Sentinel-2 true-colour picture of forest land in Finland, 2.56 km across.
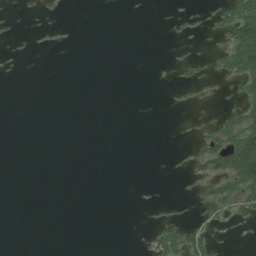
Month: July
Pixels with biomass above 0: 13%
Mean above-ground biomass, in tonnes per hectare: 10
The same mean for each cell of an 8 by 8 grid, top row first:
3 2 0 0 0 4 8 71
1 2 0 0 0 2 2 91
0 0 0 0 0 4 13 34
0 0 0 0 0 3 2 28
0 0 0 0 0 1 28 96
0 0 0 0 0 1 33 87
0 0 0 0 1 4 18 24
0 0 0 0 5 38 27 2
